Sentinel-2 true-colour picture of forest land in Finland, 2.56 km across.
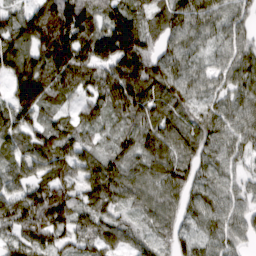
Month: March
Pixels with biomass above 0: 93%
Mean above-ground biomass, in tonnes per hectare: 70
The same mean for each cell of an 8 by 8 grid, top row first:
60 111 113 86 61 84 78 55
104 127 104 111 78 66 42 61
77 108 86 99 105 80 44 66
72 52 43 73 85 60 50 65
56 84 64 48 82 77 61 58
57 66 59 101 83 81 60 41
71 90 61 60 61 58 67 49
51 52 53 63 40 51 54 43
